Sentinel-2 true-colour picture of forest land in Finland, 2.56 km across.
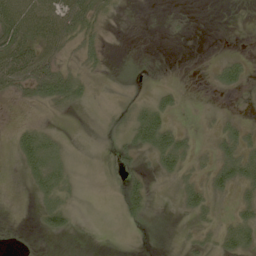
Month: May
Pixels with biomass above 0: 48%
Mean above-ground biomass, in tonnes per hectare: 20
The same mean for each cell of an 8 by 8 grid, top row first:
69 51 49 6 1 3 0 0
60 36 29 3 1 0 0 1
46 73 36 12 7 3 5 24
1 10 11 22 41 16 3 3
24 49 7 16 40 47 7 42
3 57 11 2 18 26 24 47
0 41 7 7 31 9 26 21
5 5 1 3 5 7 19 47
